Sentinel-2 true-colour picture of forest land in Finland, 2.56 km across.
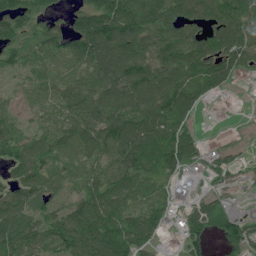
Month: June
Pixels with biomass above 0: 85%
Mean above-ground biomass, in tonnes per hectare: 80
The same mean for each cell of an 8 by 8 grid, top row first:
121 67 76 144 118 118 67 121
111 98 103 122 81 108 96 118
30 54 66 101 114 105 103 22
36 45 120 118 108 113 7 2
96 77 76 111 110 113 20 17
62 93 48 80 65 39 34 27
103 61 93 96 74 33 77 12
101 84 125 123 77 14 67 96
